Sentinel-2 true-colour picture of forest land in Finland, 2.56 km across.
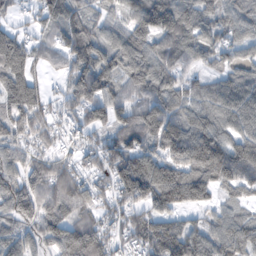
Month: November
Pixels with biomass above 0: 86%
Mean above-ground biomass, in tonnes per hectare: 87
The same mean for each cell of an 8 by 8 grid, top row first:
35 83 78 54 104 106 73 75
116 66 117 93 94 94 81 62
130 28 115 83 97 78 51 80
99 58 62 69 88 94 86 104
71 48 48 74 81 120 134 100
80 95 73 88 112 121 132 114
90 85 95 62 73 82 52 54
102 87 137 68 87 130 96 108
